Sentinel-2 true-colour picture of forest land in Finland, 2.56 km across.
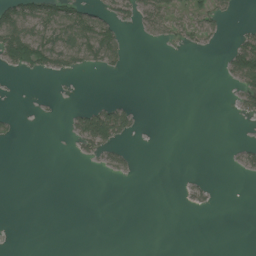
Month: July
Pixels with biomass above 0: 21%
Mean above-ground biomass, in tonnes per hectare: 17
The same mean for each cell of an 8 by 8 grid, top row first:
76 77 68 37 41 30 41 3
111 67 76 59 1 12 9 54
2 4 2 2 0 0 0 55
4 2 28 63 2 0 0 19
4 0 29 44 0 0 0 10
0 0 0 10 0 0 3 7
0 0 0 0 0 1 8 0
0 0 0 0 0 0 0 0
